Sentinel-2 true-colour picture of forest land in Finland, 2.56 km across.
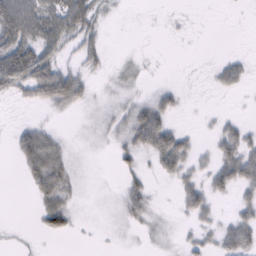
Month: February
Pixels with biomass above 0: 48%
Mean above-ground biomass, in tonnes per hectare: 20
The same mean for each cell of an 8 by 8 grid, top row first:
69 51 49 6 1 3 0 0
60 36 29 3 1 0 0 1
46 73 36 12 7 3 5 24
1 10 11 22 41 16 3 3
24 49 7 16 40 47 7 42
3 57 11 2 18 26 24 47
0 41 7 7 31 9 26 21
5 5 1 3 5 7 19 47
